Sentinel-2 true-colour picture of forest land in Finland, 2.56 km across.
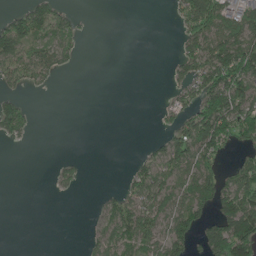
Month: June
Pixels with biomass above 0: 43%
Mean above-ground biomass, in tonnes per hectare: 49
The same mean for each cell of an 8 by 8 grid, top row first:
51 92 14 0 0 24 119 71
111 72 18 0 0 14 106 135
51 31 0 0 0 29 107 147
68 0 0 0 0 37 141 127
10 0 0 0 9 87 135 70
0 4 21 0 75 83 76 78
0 0 0 57 90 86 51 130
0 0 5 76 76 76 81 178
